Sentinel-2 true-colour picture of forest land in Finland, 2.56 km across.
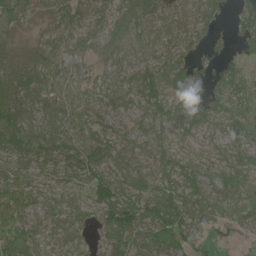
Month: June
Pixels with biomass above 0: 91%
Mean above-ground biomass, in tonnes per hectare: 63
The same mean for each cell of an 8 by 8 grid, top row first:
65 33 61 74 87 56 60 43
39 58 57 68 53 59 33 32
81 56 47 54 79 90 51 61
84 49 54 68 65 90 84 80
75 60 61 68 50 35 37 60
55 46 61 89 75 56 56 79
71 44 45 117 89 100 78 65
87 40 33 90 69 101 49 32
